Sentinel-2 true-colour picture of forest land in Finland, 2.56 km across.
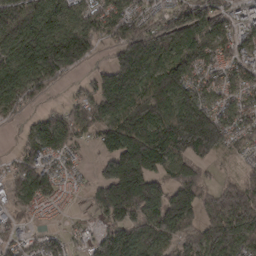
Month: March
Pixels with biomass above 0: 86%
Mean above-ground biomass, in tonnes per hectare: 125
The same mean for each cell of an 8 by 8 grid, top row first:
161 150 97 120 94 133 161 85
186 234 211 82 196 148 123 102
175 159 31 105 133 157 91 98
69 42 80 130 158 177 146 88
30 121 50 123 202 202 256 67
72 114 31 172 208 118 41 57
76 54 14 173 212 216 107 203
65 77 25 149 145 135 168 165
